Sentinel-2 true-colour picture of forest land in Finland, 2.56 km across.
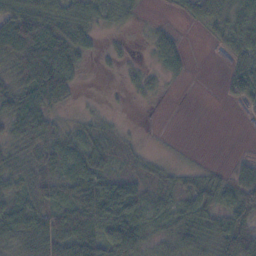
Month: November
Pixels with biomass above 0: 71%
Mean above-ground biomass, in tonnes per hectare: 39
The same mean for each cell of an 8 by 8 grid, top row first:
78 70 50 34 7 10 45 53
101 93 54 10 6 41 3 45
49 102 20 1 20 8 0 54
66 51 9 5 1 0 0 4
39 48 43 26 6 1 0 2
40 40 59 42 27 19 18 51
47 44 62 78 39 35 41 65
46 68 75 108 56 39 37 97
